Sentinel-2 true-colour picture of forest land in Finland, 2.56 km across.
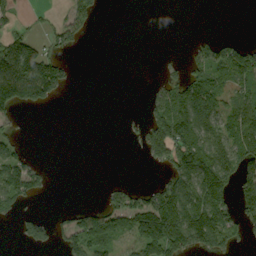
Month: September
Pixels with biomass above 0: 42%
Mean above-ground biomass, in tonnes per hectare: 60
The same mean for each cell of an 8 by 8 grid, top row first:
22 10 77 0 0 0 0 0
151 57 23 0 0 1 67 62
205 176 1 0 2 57 94 77
43 10 0 0 26 142 104 87
40 0 0 0 63 150 111 112
113 22 0 1 0 120 155 116
48 2 32 78 120 158 165 88
13 40 88 59 128 144 121 52
